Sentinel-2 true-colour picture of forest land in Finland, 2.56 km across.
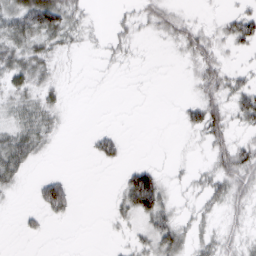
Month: March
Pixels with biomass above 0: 50%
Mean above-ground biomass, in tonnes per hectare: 19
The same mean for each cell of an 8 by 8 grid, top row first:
46 72 20 5 19 21 4 30
38 28 10 13 3 14 33 19
30 22 1 1 1 0 38 18
24 26 0 0 0 4 51 33
45 15 0 23 0 2 25 23
25 16 0 1 52 5 22 43
3 39 2 10 60 15 18 20
1 2 0 3 20 38 19 20
